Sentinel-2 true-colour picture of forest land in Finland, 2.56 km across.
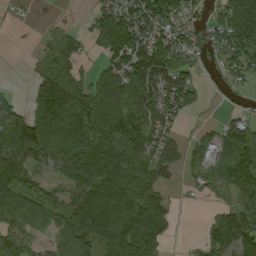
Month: August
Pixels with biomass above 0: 73%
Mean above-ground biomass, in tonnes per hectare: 84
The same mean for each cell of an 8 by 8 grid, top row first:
9 3 7 82 126 87 44 121
1 42 57 90 100 110 52 97
1 113 65 105 137 101 17 37
105 204 146 113 108 85 6 30
181 168 133 98 92 43 70 113
110 50 124 103 88 20 51 121
153 103 134 147 133 18 11 77
93 42 119 109 107 11 54 102
